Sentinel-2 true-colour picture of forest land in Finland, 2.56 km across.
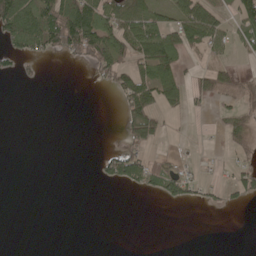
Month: May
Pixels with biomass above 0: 32%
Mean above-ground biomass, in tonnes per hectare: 36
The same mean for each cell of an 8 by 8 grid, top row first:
140 115 146 81 87 61 73 74
49 80 112 93 101 87 68 33
17 1 0 57 64 53 52 46
0 0 0 1 98 22 13 50
0 0 0 1 73 3 1 59
0 0 0 61 74 50 12 51
0 0 0 0 0 20 19 17
0 0 0 0 0 0 0 0
